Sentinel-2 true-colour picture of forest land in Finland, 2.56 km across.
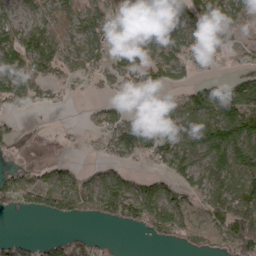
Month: April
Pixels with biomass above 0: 63%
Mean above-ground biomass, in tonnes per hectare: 57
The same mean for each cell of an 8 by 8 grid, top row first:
40 40 63 50 47 82 113 51
102 83 56 56 88 83 53 21
114 63 32 56 58 54 28 55
36 10 2 39 22 48 106 116
20 1 7 57 96 77 108 119
55 50 38 56 40 64 75 80
38 60 63 94 104 77 40 81
27 36 41 7 8 24 35 100
